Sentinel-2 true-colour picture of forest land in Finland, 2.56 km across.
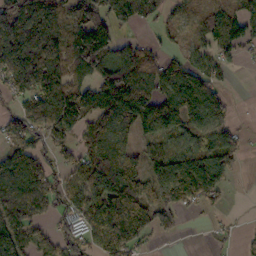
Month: October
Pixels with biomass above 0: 74%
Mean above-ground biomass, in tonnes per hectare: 108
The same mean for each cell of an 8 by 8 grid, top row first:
177 185 136 132 74 42 62 84
210 204 171 152 79 35 77 77
153 193 92 187 130 120 96 0
69 163 139 141 204 144 136 6
94 95 74 153 59 72 124 58
146 91 96 186 110 179 181 17
115 63 118 163 129 115 41 1
129 55 100 151 56 21 8 21
